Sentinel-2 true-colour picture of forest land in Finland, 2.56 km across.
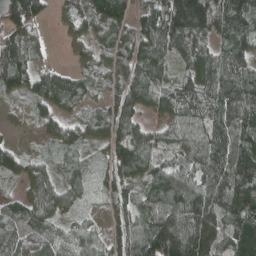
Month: April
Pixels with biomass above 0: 88%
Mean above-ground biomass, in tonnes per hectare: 91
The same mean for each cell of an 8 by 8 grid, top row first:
126 40 95 158 67 179 204 117
131 33 45 80 90 90 77 92
123 85 55 65 89 58 112 114
12 50 36 77 63 91 105 124
14 27 57 78 95 68 125 114
53 59 52 79 65 100 120 128
76 82 27 63 71 136 169 133
99 60 48 77 143 193 189 125
